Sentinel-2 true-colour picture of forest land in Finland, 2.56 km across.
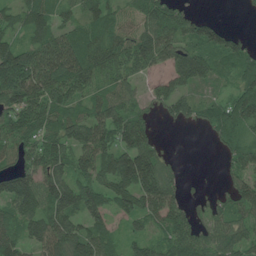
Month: June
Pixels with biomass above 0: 82%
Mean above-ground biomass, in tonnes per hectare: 86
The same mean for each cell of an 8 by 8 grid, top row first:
64 77 63 70 90 85 28 5
106 131 118 101 120 104 108 77
188 128 115 86 37 73 63 70
113 98 75 121 51 65 63 134
82 110 110 107 108 1 15 70
106 98 75 141 172 45 3 72
95 100 110 76 97 86 45 89
84 102 103 64 68 98 77 84
